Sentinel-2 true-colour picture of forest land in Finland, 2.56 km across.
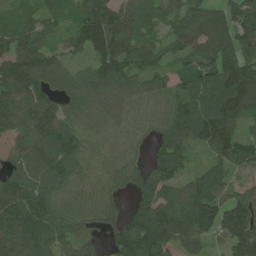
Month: July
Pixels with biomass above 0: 89%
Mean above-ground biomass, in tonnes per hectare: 91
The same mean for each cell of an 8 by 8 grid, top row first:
55 52 89 136 64 74 73 95
86 70 74 139 88 50 89 112
167 97 74 123 74 46 80 192
115 93 73 75 59 94 107 134
61 94 79 60 35 111 91 97
77 83 69 63 89 90 72 50
108 97 65 44 118 105 145 134
120 105 78 51 149 97 74 152
